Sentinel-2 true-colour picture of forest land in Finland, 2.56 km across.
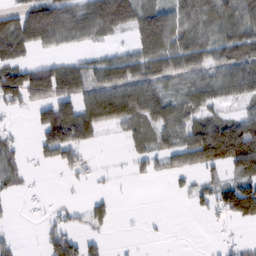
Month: February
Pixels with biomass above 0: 59%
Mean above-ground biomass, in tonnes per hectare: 59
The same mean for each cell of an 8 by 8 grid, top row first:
60 128 69 126 94 108 96 97
81 32 20 23 78 106 81 89
115 122 78 85 80 63 79 113
25 76 93 95 70 59 57 39
26 84 75 3 33 59 149 175
41 3 23 6 23 25 27 74
5 13 23 29 1 1 37 152
15 46 49 7 3 0 2 15
